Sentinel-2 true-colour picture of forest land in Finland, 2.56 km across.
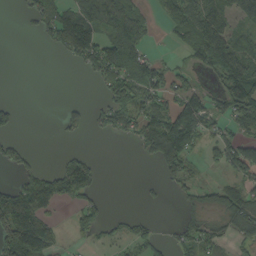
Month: September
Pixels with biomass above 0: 50%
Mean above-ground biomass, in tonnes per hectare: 59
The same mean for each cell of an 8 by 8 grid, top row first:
5 80 110 94 55 89 117 75
0 28 153 98 60 25 141 74
0 0 5 86 92 46 14 107
35 0 41 118 86 119 96 88
38 0 9 4 78 168 42 77
38 66 90 0 4 64 5 59
127 54 53 5 8 10 40 93
161 103 13 27 51 35 65 46
